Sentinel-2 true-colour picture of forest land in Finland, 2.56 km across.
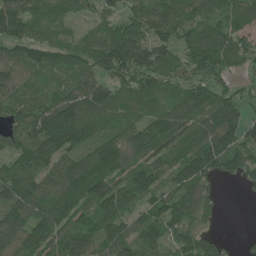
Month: June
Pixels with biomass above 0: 89%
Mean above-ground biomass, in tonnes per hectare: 100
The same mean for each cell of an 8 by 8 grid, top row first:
136 81 55 69 97 110 90 103
86 106 93 147 120 92 133 99
100 65 91 84 87 72 103 43
96 133 121 96 85 97 123 82
94 142 126 104 110 122 151 121
115 97 133 102 108 101 110 85
118 111 100 126 96 122 71 0
103 113 108 120 106 94 72 13
